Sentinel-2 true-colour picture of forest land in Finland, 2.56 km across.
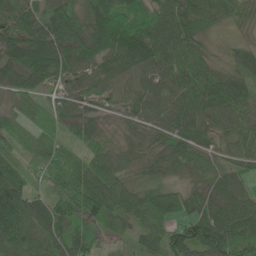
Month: June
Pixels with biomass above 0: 96%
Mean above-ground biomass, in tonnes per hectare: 72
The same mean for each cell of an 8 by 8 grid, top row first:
70 72 58 98 63 93 83 51
89 104 66 77 95 83 37 39
71 56 52 58 56 71 91 76
56 52 68 40 59 67 89 88
42 69 57 52 45 66 51 72
81 46 96 83 30 29 35 35
158 71 106 84 125 86 79 67
134 91 80 36 68 90 135 80
